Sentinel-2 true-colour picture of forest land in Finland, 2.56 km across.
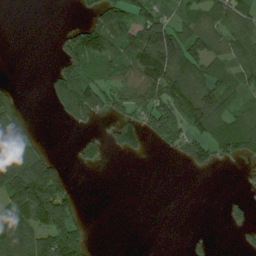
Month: July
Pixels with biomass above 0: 50%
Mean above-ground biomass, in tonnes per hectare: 66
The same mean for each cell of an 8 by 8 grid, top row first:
0 0 16 113 96 67 92 81
0 1 159 104 210 158 109 84
3 24 126 64 140 177 119 74
62 5 106 66 98 132 160 74
119 11 38 47 50 76 112 116
158 146 0 0 0 0 9 7
113 136 27 0 0 0 0 29
129 97 64 0 0 0 14 15
